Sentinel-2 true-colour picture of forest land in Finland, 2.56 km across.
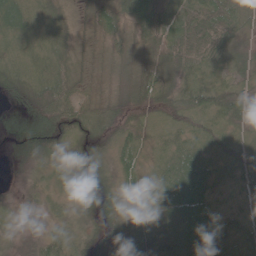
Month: May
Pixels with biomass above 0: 97%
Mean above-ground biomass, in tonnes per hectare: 42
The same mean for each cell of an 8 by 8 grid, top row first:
53 34 32 43 58 50 76 53
25 44 33 43 47 66 65 33
51 63 36 22 54 47 37 37
36 74 39 36 34 41 48 46
31 42 26 34 40 43 33 40
8 20 39 26 41 83 53 40
18 19 24 28 46 78 56 30
16 34 28 36 37 58 91 39
